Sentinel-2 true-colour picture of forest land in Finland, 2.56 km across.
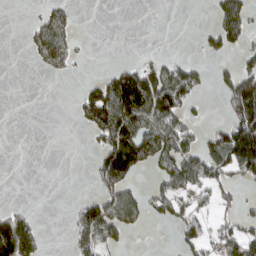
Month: March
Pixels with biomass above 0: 35%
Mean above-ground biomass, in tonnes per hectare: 60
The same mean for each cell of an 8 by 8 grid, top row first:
0 81 8 0 0 0 11 88
0 176 21 0 3 0 35 43
0 8 10 82 142 148 25 129
0 0 53 180 156 110 6 121
0 0 0 147 184 131 64 192
0 0 0 171 25 125 95 45
28 0 63 141 73 70 36 35
246 10 75 79 0 25 44 83
